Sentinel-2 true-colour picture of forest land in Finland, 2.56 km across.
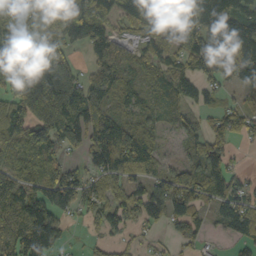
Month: October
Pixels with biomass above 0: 81%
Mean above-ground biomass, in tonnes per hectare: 89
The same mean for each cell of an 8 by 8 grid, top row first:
76 70 154 81 116 104 179 128
134 77 39 93 56 84 156 134
113 166 96 107 58 96 81 101
107 207 122 72 59 46 42 79
125 135 74 157 110 24 108 34
101 82 59 70 61 109 138 44
92 73 49 80 85 110 54 91
110 111 8 38 19 42 25 51
